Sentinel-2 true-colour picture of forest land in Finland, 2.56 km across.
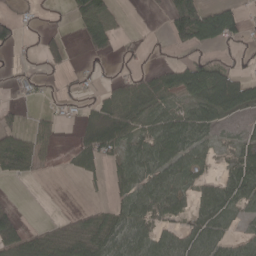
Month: April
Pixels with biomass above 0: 56%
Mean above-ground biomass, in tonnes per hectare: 38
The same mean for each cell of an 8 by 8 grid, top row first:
18 5 46 33 2 66 65 36
16 34 13 32 7 16 26 20
13 11 21 16 39 62 96 51
8 12 19 44 60 53 64 41
60 24 28 57 63 82 35 38
37 1 18 22 70 60 26 69
21 1 7 30 61 39 60 39
80 50 49 63 61 50 65 30
